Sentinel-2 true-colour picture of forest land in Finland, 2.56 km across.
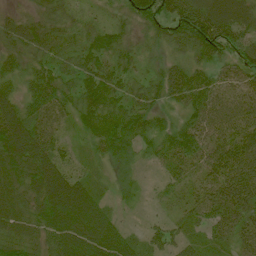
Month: July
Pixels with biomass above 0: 94%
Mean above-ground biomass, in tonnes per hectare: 57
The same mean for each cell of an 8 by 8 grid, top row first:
32 49 29 24 63 79 95 73
47 60 47 54 27 50 74 57
42 72 63 70 39 73 54 54
78 68 65 71 66 36 73 63
104 76 28 84 45 93 59 76
73 89 48 28 12 38 47 82
67 71 76 25 9 26 59 75
63 59 91 62 33 38 29 50
